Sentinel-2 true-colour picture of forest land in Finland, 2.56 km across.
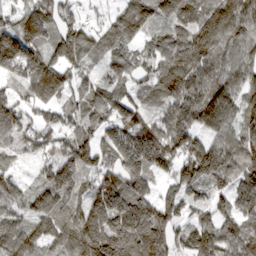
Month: March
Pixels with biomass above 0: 92%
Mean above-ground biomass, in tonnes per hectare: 127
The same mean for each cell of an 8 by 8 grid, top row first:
90 149 60 61 113 107 140 150
164 124 152 94 68 127 146 107
78 155 90 109 71 175 127 107
128 81 85 132 81 148 172 123
66 90 113 131 193 154 111 141
66 93 136 126 119 127 155 116
81 133 124 217 181 112 115 110
128 111 215 278 235 136 163 116
